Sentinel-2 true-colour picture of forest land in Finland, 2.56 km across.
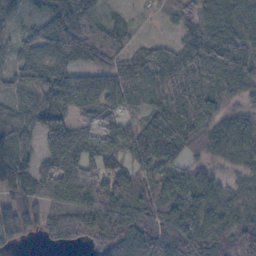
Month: October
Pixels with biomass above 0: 90%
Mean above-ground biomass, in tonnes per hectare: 71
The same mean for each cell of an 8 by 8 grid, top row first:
40 48 126 32 16 43 87 86
35 77 79 68 37 44 98 80
47 86 57 61 76 83 80 70
62 127 62 65 55 77 63 37
93 83 85 72 138 86 52 72
99 111 117 110 63 51 45 46
98 59 75 112 66 76 71 59
50 24 34 99 86 84 74 64
